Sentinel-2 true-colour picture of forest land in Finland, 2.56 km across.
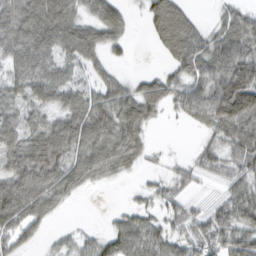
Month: February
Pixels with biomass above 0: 79%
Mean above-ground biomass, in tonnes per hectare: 49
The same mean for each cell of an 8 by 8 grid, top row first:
64 82 46 57 26 83 8 48
64 62 71 34 1 73 61 70
46 66 34 37 30 41 59 99
41 44 70 69 63 21 74 97
57 84 68 68 34 2 32 68
67 74 63 31 12 28 24 50
75 48 2 6 29 33 26 63
43 14 32 48 67 43 55 57
